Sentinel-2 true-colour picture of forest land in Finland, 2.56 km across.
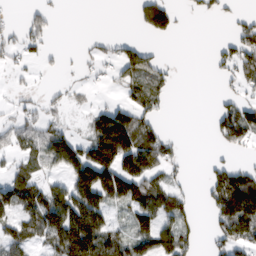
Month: March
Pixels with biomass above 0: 48%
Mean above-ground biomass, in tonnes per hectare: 56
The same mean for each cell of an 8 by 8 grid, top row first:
6 36 0 0 78 40 25 25
30 26 8 22 42 0 4 75
12 5 12 23 76 16 4 40
22 32 16 85 63 0 10 98
39 74 67 188 117 23 6 57
67 32 119 124 120 18 30 77
74 133 145 59 92 82 35 155
68 76 179 89 84 97 22 71
